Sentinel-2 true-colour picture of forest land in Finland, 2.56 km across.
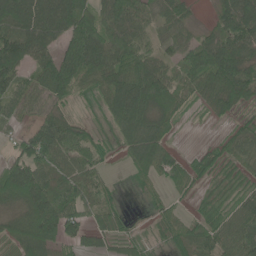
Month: June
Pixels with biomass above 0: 81%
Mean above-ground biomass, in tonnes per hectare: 71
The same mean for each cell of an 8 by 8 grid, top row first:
117 108 123 90 75 65 8 121
102 77 143 94 59 57 100 105
60 101 90 100 133 65 102 108
41 47 12 75 114 66 30 34
43 109 61 25 104 19 16 67
143 67 74 13 42 59 40 41
73 143 70 45 9 20 47 60
69 111 65 44 31 48 76 81
